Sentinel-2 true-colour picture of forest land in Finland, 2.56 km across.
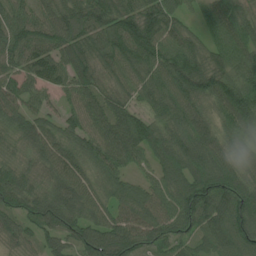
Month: July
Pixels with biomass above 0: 95%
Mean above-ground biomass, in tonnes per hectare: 100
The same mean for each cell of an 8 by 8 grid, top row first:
83 97 119 119 117 74 62 86
102 102 115 120 134 119 75 101
83 89 103 76 99 135 146 119
83 50 89 113 59 92 65 133
60 101 93 115 108 100 102 87
92 83 90 91 43 102 133 100
90 139 117 85 97 126 139 136
70 63 104 146 104 113 80 116
